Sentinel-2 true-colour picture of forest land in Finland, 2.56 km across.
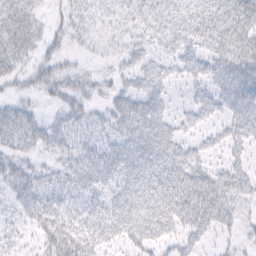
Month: February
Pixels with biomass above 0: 75%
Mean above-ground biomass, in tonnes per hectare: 33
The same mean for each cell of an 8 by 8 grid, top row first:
48 13 20 19 33 40 42 54
39 20 10 13 22 36 36 50
18 32 23 16 31 17 35 55
26 10 31 29 47 14 25 46
28 30 32 31 49 41 21 28
40 22 43 37 46 61 46 35
21 43 31 46 59 67 65 24
13 40 53 32 44 32 18 12
